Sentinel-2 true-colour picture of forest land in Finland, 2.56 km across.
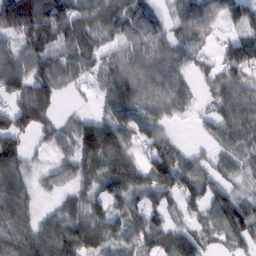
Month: February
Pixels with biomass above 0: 83%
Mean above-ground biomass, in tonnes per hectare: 67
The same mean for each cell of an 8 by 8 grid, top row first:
131 133 96 73 56 55 72 70
65 99 86 41 54 57 29 87
90 93 39 68 74 64 32 61
78 58 17 65 60 48 33 75
66 29 93 115 59 34 26 54
81 29 64 91 72 104 58 35
106 17 54 73 88 51 71 70
94 101 87 64 93 75 36 56
